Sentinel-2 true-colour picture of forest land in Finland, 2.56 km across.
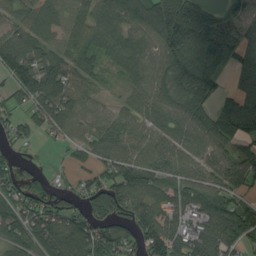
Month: August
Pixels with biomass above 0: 84%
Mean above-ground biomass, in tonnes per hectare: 79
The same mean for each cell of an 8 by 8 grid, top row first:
49 59 43 82 81 137 98 54
108 63 59 56 60 125 114 76
85 108 53 13 69 126 109 58
39 90 65 31 70 90 79 143
47 15 48 73 65 81 91 63
63 33 37 86 85 63 71 79
89 106 63 127 94 76 90 67
76 102 113 113 110 115 132 83
